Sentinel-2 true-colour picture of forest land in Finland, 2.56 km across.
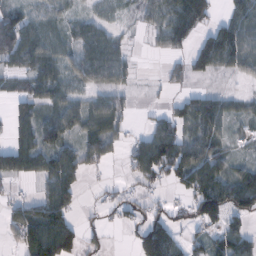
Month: February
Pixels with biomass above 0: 67%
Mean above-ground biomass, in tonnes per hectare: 52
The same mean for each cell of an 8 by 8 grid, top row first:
57 43 26 19 31 77 68 58
99 60 50 57 5 32 81 82
32 73 47 50 3 23 18 17
45 49 63 72 4 38 87 30
67 70 53 45 74 91 67 10
67 71 52 7 62 62 91 63
54 84 21 26 38 24 110 73
34 116 48 7 87 47 60 59
